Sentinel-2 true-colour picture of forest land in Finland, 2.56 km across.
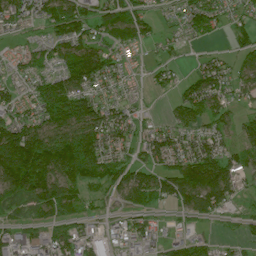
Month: July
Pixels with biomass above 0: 79%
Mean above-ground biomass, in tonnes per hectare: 85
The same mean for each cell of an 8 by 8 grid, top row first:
108 106 104 101 63 44 131 45
45 62 127 64 41 24 21 42
60 92 155 70 21 45 132 80
83 127 156 84 19 67 97 42
228 172 188 96 71 95 112 63
144 135 100 79 81 146 214 88
78 85 57 31 71 56 108 22
69 64 79 46 69 45 32 31
